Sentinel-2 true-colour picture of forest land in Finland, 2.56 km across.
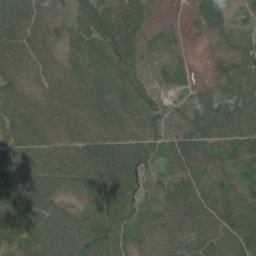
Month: June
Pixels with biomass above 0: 91%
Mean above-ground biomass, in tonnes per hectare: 70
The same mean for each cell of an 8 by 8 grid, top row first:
96 53 63 90 57 2 87 25
92 65 68 85 36 20 19 55
57 62 76 81 35 40 24 87
72 78 76 87 69 24 87 100
87 79 80 83 78 56 82 82
103 93 95 77 52 63 75 68
106 89 59 108 50 75 90 76
75 103 97 95 48 67 79 74
